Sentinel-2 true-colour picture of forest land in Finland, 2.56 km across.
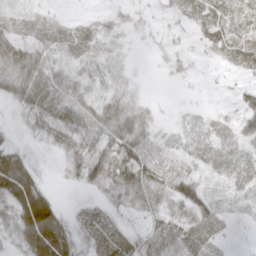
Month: March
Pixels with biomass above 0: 80%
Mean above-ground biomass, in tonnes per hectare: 29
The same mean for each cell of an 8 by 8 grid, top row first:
16 15 5 14 11 15 16 19
75 34 18 8 5 20 15 23
89 45 32 10 3 10 5 9
16 29 44 49 34 7 8 37
21 19 34 69 55 15 19 31
70 11 27 63 53 36 17 23
60 55 12 20 33 50 45 17
39 78 33 19 25 24 18 5
